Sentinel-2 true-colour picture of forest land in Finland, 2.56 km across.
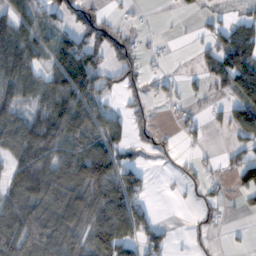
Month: November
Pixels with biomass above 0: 58%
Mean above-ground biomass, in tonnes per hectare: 60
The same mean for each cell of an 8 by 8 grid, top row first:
51 44 64 21 4 7 20 34
95 57 117 78 17 2 44 147
93 69 140 42 39 15 42 123
72 110 105 36 34 15 9 31
111 118 71 80 32 12 13 27
100 128 101 107 41 8 19 64
126 102 92 121 42 1 30 12
126 96 68 134 76 9 14 4
